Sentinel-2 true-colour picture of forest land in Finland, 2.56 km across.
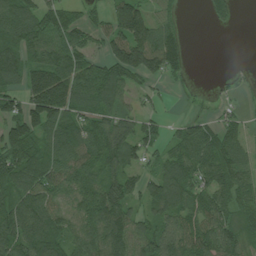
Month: July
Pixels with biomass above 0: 77%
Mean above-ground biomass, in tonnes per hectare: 83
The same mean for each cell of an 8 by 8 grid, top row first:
112 89 51 83 104 33 36 14
131 96 100 103 161 85 0 0
83 186 127 124 65 26 1 16
87 174 91 80 43 7 17 29
149 98 108 100 86 64 97 73
122 104 86 83 56 94 81 71
115 87 69 132 49 96 90 54
117 115 75 117 96 100 103 58
